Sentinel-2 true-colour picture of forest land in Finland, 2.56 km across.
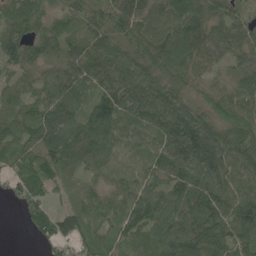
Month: June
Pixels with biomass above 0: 93%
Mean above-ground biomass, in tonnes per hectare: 81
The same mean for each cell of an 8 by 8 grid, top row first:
85 55 67 85 85 96 81 51
93 69 76 98 98 124 82 67
48 59 89 98 115 83 51 79
65 85 66 104 110 118 75 95
72 98 113 62 47 98 122 102
68 81 53 38 49 107 105 86
15 74 58 67 98 103 115 110
0 59 71 47 70 116 127 96
